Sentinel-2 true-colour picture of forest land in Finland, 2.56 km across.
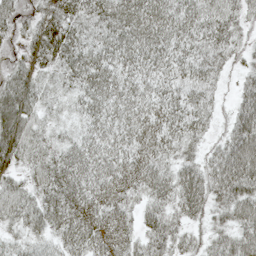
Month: May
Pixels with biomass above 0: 92%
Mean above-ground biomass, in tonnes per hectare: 51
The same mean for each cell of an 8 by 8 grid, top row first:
61 50 56 64 70 60 57 42
36 61 56 60 65 53 54 28
58 26 50 55 48 47 43 23
83 25 35 56 54 58 38 59
69 39 44 53 54 47 27 85
29 55 63 60 59 53 56 84
56 59 63 58 40 41 39 66
31 38 60 56 45 38 30 61
